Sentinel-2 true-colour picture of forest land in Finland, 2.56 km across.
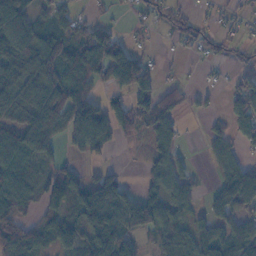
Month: November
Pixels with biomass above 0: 66%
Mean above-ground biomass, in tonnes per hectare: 62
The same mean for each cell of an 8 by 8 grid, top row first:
90 53 33 12 40 52 20 29
84 58 70 106 24 18 33 27
92 61 90 86 96 14 7 44
66 132 111 79 68 51 24 68
81 103 73 47 39 58 27 55
68 49 49 51 33 71 8 107
61 59 91 124 120 57 50 90
59 64 84 73 13 68 85 99
